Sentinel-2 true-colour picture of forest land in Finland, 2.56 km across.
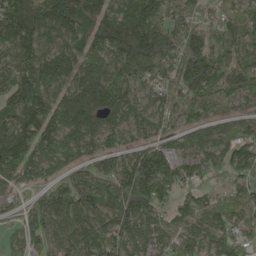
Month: May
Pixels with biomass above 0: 94%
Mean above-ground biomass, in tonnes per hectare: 143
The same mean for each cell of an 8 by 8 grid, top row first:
223 169 273 182 238 89 83 91
133 102 146 160 236 201 193 125
127 164 155 163 106 187 215 145
161 191 240 171 84 119 83 62
216 166 136 80 109 100 126 93
148 97 143 193 276 161 100 100
40 172 171 161 183 119 99 119
89 124 127 132 86 94 108 99
